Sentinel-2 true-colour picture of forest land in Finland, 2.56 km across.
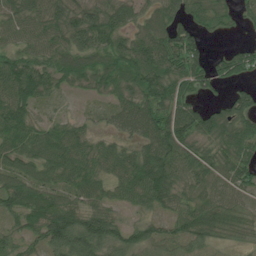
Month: June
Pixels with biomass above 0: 87%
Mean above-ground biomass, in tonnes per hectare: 68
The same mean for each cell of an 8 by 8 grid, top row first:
74 80 87 77 49 67 48 36
60 72 80 81 93 106 34 48
90 61 44 58 101 99 75 55
82 24 14 39 82 95 63 84
67 80 61 39 66 100 65 82
69 56 71 53 100 91 63 70
64 77 76 46 42 59 69 57
51 84 117 87 73 57 47 30
